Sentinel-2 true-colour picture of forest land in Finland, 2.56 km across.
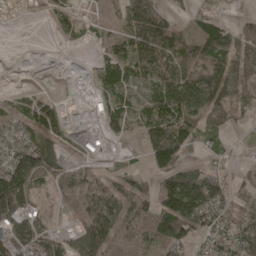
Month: April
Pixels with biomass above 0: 68%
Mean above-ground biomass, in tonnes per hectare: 62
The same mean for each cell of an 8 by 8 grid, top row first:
0 10 16 8 114 29 45 21
0 1 4 28 82 85 103 93
0 0 5 62 36 86 137 142
38 65 1 64 37 91 88 49
93 69 18 23 43 102 17 13
182 90 62 42 43 118 100 37
142 17 81 89 66 143 133 61
88 69 103 90 63 109 48 99
